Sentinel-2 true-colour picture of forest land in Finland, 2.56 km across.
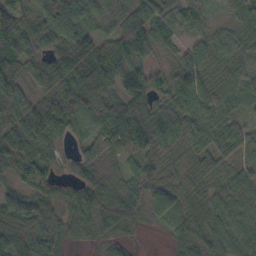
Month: October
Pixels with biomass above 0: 91%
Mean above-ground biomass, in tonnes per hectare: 50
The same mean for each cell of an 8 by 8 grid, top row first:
54 84 87 38 82 53 20 32
81 76 84 52 49 33 46 29
67 53 83 72 63 54 40 43
62 92 51 58 68 53 62 32
93 50 21 33 66 47 53 45
35 37 32 17 53 24 47 33
73 62 41 62 39 39 41 54
62 44 15 19 1 23 53 60
